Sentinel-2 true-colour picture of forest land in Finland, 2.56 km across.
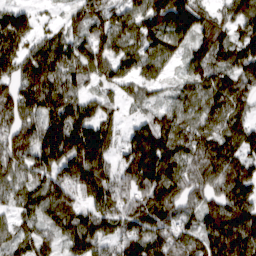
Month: March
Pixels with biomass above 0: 91%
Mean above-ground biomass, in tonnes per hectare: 102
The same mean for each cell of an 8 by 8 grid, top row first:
95 15 76 71 107 173 70 94
109 110 96 98 91 70 93 104
107 139 69 66 66 34 92 102
114 132 114 40 42 85 89 78
131 180 180 82 136 116 99 102
77 113 154 91 132 107 104 115
60 120 94 111 122 108 98 145
66 62 134 85 138 100 126 185
